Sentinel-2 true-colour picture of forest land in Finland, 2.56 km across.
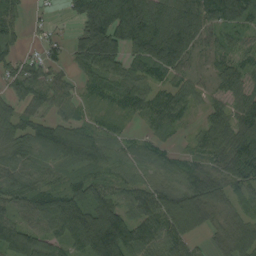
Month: August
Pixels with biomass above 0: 88%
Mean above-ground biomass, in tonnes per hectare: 77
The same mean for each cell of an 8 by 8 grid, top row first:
38 12 89 209 143 92 96 87
40 35 90 130 122 144 45 44
60 61 49 77 64 52 29 75
59 60 49 34 56 67 42 70
55 72 102 46 37 17 69 122
53 38 66 54 51 61 73 96
60 90 133 121 93 145 86 39
122 84 125 208 102 94 24 87
